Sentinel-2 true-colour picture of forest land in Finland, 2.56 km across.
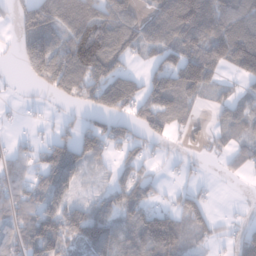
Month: January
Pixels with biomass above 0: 68%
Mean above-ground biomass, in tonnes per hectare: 86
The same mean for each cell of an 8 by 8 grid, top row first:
63 144 213 134 55 173 170 129
51 118 154 121 84 119 139 203
8 111 149 135 78 119 112 65
8 14 42 109 91 84 18 55
30 72 137 70 61 12 29 47
67 142 50 38 56 19 9 21
87 114 72 78 102 61 45 8
77 160 125 106 123 102 40 84
